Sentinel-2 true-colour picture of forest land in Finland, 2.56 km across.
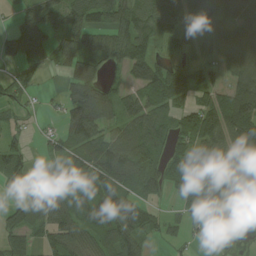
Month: August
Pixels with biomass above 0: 76%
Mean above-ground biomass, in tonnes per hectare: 75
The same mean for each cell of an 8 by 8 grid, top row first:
25 74 72 65 80 94 83 98
62 50 78 71 65 49 50 119
48 6 97 27 67 94 28 101
29 9 144 85 99 63 91 165
52 30 103 94 153 58 112 145
75 44 80 127 116 75 156 141
51 77 84 81 60 26 152 38
69 65 75 73 56 21 32 14
